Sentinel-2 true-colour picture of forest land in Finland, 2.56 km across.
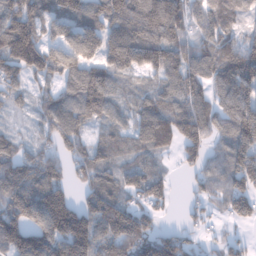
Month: January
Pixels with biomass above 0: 86%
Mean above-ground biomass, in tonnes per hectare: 107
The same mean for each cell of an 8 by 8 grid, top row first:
156 111 125 151 158 127 115 78
182 115 148 131 159 106 95 121
88 67 135 88 45 119 99 161
29 88 119 69 86 111 96 159
58 60 72 76 73 85 87 145
131 119 59 68 93 20 87 139
138 183 118 129 83 15 58 101
155 164 206 136 153 108 34 47
